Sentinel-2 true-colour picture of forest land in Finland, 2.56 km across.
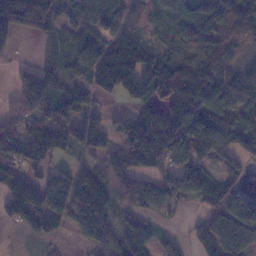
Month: January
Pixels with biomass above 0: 79%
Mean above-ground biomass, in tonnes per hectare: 99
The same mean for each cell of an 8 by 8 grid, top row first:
146 98 89 103 54 90 121 104
30 32 113 150 116 64 107 50
39 95 55 172 188 165 113 118
65 100 80 31 88 165 145 111
132 187 95 89 225 152 140 104
115 88 102 112 83 100 98 61
143 115 152 108 67 34 72 106
8 47 36 90 62 29 102 113
